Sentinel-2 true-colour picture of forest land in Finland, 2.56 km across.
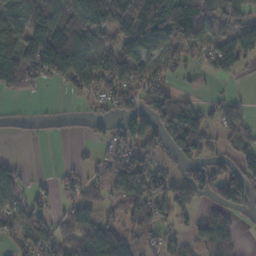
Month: November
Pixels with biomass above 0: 61%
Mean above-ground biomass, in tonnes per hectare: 70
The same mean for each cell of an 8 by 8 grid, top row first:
101 96 109 117 218 153 80 76
104 168 129 81 109 76 66 95
101 56 85 123 96 29 15 11
19 20 22 40 70 117 47 35
8 10 7 53 65 114 51 52
50 6 37 70 105 54 122 100
69 36 66 38 95 55 37 78
38 79 86 118 23 35 59 23
